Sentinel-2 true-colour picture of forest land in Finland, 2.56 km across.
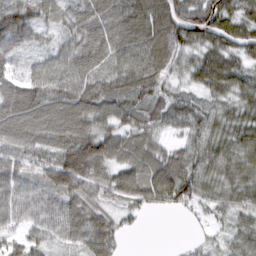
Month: March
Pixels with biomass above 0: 91%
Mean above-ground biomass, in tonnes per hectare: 77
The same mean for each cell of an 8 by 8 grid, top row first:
98 57 78 100 118 107 108 80
52 40 91 90 106 83 79 68
57 113 101 86 88 43 85 69
112 110 114 87 63 70 57 62
87 93 127 94 71 32 75 78
98 81 123 70 93 118 70 68
91 86 92 42 49 51 48 54
51 60 74 72 0 3 23 54
